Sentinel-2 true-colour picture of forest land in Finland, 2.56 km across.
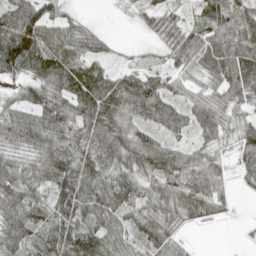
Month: May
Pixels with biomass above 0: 89%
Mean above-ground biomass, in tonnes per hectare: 67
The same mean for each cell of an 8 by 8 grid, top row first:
100 75 20 5 39 40 64 67
150 96 61 17 14 68 78 99
48 83 91 59 67 45 48 82
56 86 80 86 74 53 63 47
64 83 78 92 83 43 43 57
71 82 104 75 69 86 85 25
93 73 95 89 65 82 67 5
103 110 122 78 60 42 0 3
